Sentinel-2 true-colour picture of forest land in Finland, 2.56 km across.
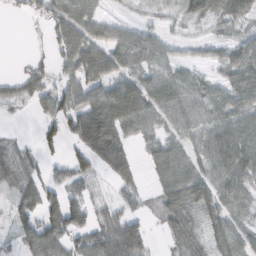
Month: February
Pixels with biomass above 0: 73%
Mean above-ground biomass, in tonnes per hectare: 55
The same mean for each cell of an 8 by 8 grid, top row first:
13 52 75 20 16 20 55 53
0 19 90 69 62 28 29 53
29 47 80 66 58 57 34 69
12 48 92 106 88 70 56 71
30 37 68 108 41 66 67 90
69 35 52 46 19 76 64 84
52 98 66 42 22 68 54 44
34 94 60 106 68 44 42 62
